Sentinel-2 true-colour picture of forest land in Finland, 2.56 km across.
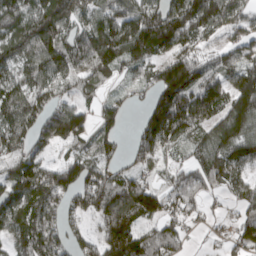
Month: March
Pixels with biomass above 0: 82%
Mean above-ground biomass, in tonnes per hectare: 108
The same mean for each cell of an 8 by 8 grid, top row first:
130 162 100 122 168 180 189 95
130 161 127 190 166 122 58 86
107 123 102 58 68 197 107 125
153 127 80 57 54 188 124 151
130 74 71 55 80 86 116 134
115 115 115 86 57 61 120 74
122 129 74 129 124 78 38 59
97 124 52 143 97 79 18 69
